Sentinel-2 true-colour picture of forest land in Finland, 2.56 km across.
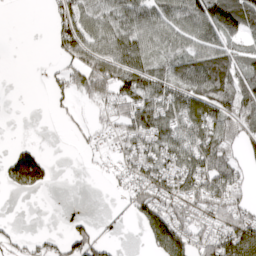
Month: April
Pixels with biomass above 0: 60%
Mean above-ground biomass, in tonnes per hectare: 61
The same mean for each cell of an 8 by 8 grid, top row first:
0 24 79 65 82 88 124 136
0 9 97 108 94 69 78 57
0 20 64 110 100 88 120 93
0 7 10 47 105 87 101 83
26 2 11 21 77 93 96 52
136 55 0 17 72 86 104 52
0 0 0 0 89 71 68 59
20 22 65 11 38 156 72 160
